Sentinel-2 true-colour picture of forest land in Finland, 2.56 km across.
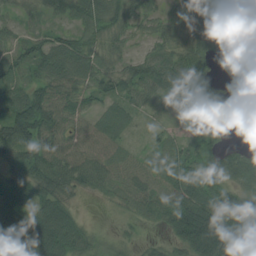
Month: August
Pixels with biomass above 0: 86%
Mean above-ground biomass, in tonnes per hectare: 56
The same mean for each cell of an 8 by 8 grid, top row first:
20 32 52 53 37 36 49 55
40 66 65 32 19 43 42 64
50 70 64 50 61 64 28 1
87 103 56 46 15 9 28 0
96 82 45 36 17 36 50 16
44 80 66 68 65 74 76 67
74 68 16 15 60 104 115 116
85 96 64 30 17 56 167 144
